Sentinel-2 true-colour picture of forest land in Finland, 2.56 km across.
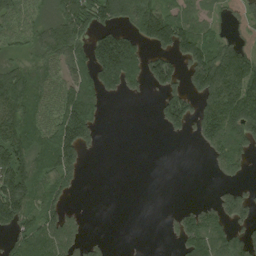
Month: August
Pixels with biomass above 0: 59%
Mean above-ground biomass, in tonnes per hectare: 88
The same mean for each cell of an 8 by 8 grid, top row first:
76 53 147 114 165 90 46 109
47 92 102 230 83 118 113 131
114 74 122 129 88 75 185 189
121 88 186 1 0 163 145 199
141 101 148 0 0 1 94 139
180 95 50 0 0 0 8 53
185 104 13 0 0 25 67 98
78 116 65 8 0 44 144 81
